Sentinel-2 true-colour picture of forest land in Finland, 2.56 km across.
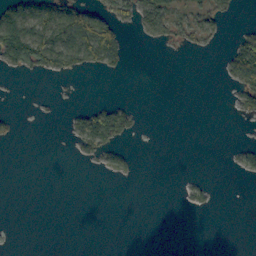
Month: October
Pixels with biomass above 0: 21%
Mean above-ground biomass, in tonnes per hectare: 17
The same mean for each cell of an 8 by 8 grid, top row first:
76 77 68 37 41 30 41 3
111 67 76 59 1 12 9 54
2 4 2 2 0 0 0 55
4 2 28 63 2 0 0 19
4 0 29 44 0 0 0 10
0 0 0 10 0 0 3 7
0 0 0 0 0 1 8 0
0 0 0 0 0 0 0 0
